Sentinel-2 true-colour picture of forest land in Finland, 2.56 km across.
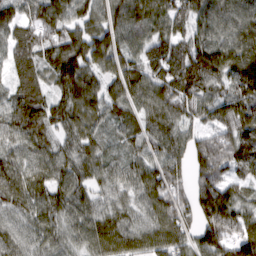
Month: March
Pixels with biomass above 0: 96%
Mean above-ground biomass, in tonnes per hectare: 94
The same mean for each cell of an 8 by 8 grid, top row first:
76 95 59 100 116 89 106 102
86 90 113 109 80 96 118 126
67 61 138 86 115 127 119 121
96 102 104 64 91 107 87 119
75 76 93 33 78 94 119 125
110 95 82 66 96 88 130 68
78 92 78 57 69 113 126 89
71 77 69 102 88 94 91 111
